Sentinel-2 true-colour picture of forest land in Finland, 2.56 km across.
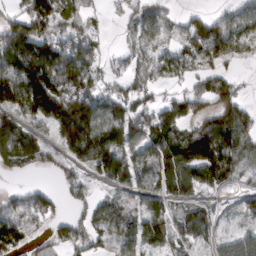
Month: March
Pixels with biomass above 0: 74%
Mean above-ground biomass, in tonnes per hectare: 97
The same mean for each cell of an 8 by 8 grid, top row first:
81 149 73 16 83 35 50 64
146 128 117 13 58 57 126 74
151 193 156 64 59 50 81 27
98 206 225 127 110 119 95 103
170 71 219 154 111 156 206 142
42 25 54 110 82 170 117 54
81 101 54 77 58 65 60 30
122 67 86 51 102 106 51 67
